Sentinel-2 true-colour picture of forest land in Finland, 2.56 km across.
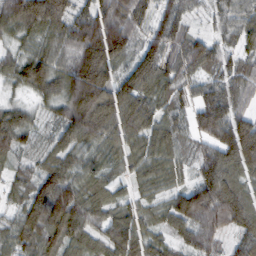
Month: February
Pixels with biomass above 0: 94%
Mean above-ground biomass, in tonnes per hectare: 86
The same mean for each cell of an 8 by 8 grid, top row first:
122 132 75 120 54 94 34 61
44 69 145 169 79 74 54 57
72 112 181 116 126 80 63 76
61 43 164 128 110 64 115 77
72 52 78 71 81 69 67 169
39 85 63 34 64 53 102 82
55 132 112 66 44 108 148 106
68 87 74 94 72 59 97 59
